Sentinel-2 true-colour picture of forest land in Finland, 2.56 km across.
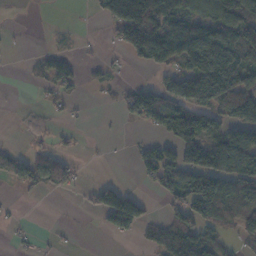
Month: November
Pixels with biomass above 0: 46%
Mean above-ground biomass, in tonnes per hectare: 57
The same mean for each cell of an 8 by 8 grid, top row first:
1 0 1 105 148 95 99 109
2 9 5 14 70 121 164 126
0 44 24 16 7 89 150 105
1 8 4 5 112 102 87 136
5 18 8 2 31 107 87 127
51 87 14 3 32 91 140 100
5 0 6 163 59 55 108 78
9 7 1 11 33 109 84 31
